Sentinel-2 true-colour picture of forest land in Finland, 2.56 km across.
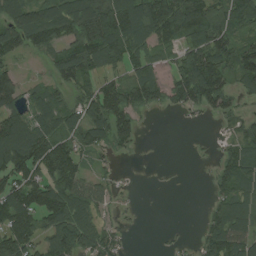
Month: August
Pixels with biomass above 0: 71%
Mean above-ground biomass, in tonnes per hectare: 87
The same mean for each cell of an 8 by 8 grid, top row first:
101 103 151 143 153 155 136 101
99 82 136 156 83 77 138 97
69 40 98 63 111 77 168 75
105 121 96 152 50 28 60 52
189 147 92 78 12 0 5 76
119 126 86 24 0 1 14 111
151 142 121 33 2 0 29 102
143 92 127 56 0 11 76 110
